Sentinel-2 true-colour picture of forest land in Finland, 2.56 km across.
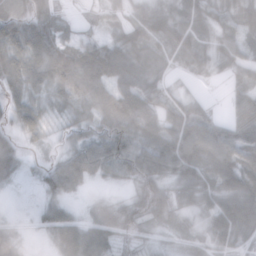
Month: November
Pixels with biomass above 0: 87%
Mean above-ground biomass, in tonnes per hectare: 53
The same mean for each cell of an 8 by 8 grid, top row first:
81 67 20 27 47 52 56 57
76 83 62 60 58 54 45 53
71 70 79 73 58 15 12 29
46 36 45 71 68 51 29 43
41 17 49 78 68 90 85 77
36 41 59 32 65 60 70 90
3 46 20 41 66 54 52 103
44 21 83 51 24 28 35 50
